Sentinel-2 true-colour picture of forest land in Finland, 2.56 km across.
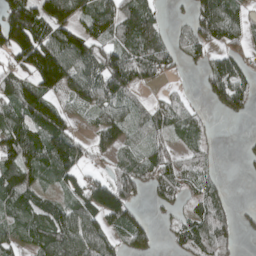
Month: April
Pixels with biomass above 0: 71%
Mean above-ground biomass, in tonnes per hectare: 76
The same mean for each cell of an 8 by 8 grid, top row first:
164 143 94 116 116 14 120 60
137 162 128 78 100 46 57 53
86 134 100 126 51 11 49 66
102 138 55 82 53 62 18 41
134 128 59 59 49 38 31 5
110 64 63 65 74 77 51 4
67 72 94 145 21 40 84 15
56 102 127 68 60 34 100 26
